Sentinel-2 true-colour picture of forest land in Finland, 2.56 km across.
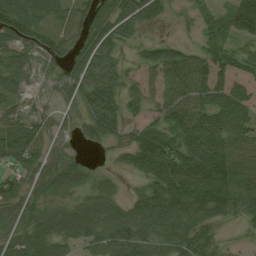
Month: August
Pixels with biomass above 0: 81%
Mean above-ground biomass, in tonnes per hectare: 63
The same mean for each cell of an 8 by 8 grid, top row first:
78 49 50 87 86 14 33 104
54 47 60 65 36 44 38 44
53 21 84 83 31 77 67 38
39 28 57 81 38 97 84 77
98 41 29 35 83 95 104 75
54 66 56 27 43 114 131 95
55 51 64 63 75 83 86 67
61 76 50 77 75 76 48 10
